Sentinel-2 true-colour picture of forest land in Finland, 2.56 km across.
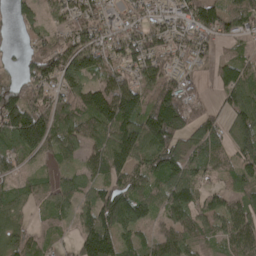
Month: April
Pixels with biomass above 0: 84%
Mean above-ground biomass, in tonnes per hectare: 89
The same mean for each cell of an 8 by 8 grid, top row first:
48 54 89 52 73 89 149 108
13 86 132 97 124 81 46 33
43 99 108 97 77 86 22 96
151 108 105 178 139 156 51 104
113 100 81 136 140 91 111 90
53 36 61 100 91 112 57 77
67 54 63 157 88 96 71 82
89 40 111 145 63 96 48 103
